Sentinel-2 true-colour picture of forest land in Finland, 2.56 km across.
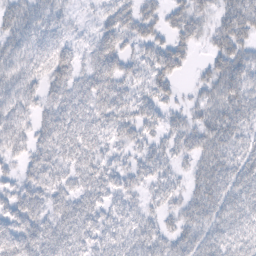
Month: February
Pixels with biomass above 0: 85%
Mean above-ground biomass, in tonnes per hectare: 36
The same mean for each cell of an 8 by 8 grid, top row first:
34 31 8 33 35 29 25 53
34 38 21 47 29 35 20 46
44 36 39 54 25 24 30 46
45 37 48 41 30 18 37 45
32 45 49 21 25 27 45 36
26 49 40 33 28 18 46 46
46 42 49 33 24 24 43 46
54 49 44 35 38 34 36 38
